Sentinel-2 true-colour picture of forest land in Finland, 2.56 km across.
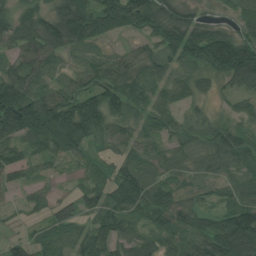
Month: July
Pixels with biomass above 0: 88%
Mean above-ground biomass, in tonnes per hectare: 62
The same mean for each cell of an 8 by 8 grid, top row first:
51 59 95 108 106 79 21 51
46 85 65 24 35 96 146 122
82 48 48 69 58 51 53 83
144 121 113 71 47 48 27 38
70 83 62 42 47 42 53 74
36 20 18 41 66 42 31 37
12 34 37 59 61 71 31 84
29 63 57 59 50 56 92 137
